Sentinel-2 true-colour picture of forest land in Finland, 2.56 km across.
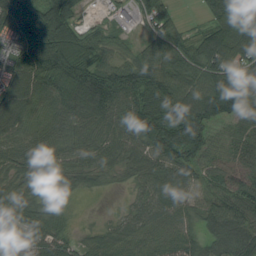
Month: August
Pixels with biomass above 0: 92%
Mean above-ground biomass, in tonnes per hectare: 84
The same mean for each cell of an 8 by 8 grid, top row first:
132 148 41 31 59 29 51 123
67 154 97 49 56 92 111 116
103 110 136 126 120 102 108 135
108 71 99 99 137 110 120 84
74 73 68 81 99 147 80 57
64 90 62 31 69 72 50 63
105 54 2 5 72 71 71 83
65 89 33 61 60 69 77 130
